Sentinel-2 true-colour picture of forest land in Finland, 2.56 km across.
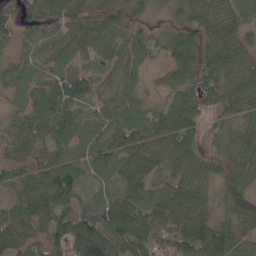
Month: May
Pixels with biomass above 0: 93%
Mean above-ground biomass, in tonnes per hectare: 73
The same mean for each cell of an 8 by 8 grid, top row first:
61 85 80 67 30 34 74 53
51 58 65 62 47 67 64 66
44 69 78 44 20 46 63 70
32 100 73 67 45 89 47 63
81 73 50 75 85 87 35 80
65 91 65 48 92 72 58 73
74 99 71 113 106 123 58 80
103 69 144 123 158 127 120 78
